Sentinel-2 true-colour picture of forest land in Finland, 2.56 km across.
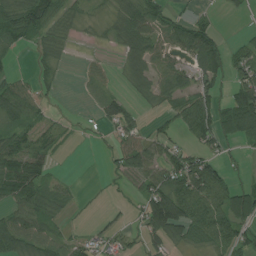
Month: July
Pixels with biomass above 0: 61%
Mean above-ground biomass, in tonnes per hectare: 48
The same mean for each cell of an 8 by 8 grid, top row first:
67 103 23 25 90 34 17 8
21 10 3 12 72 63 97 31
54 25 13 21 44 67 57 51
71 28 2 49 20 58 86 108
51 34 3 39 75 38 54 30
80 40 2 16 69 84 106 15
56 54 7 7 55 125 108 74
86 55 19 28 41 42 71 69
